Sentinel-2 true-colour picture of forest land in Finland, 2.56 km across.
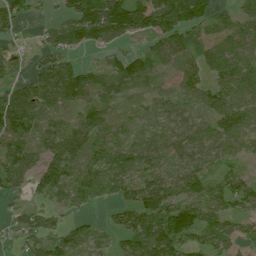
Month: July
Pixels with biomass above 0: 79%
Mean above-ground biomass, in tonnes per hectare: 62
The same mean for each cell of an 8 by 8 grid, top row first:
83 15 113 154 104 128 64 50
26 55 55 38 31 74 64 77
47 86 92 60 50 32 52 96
119 56 43 35 24 30 51 96
78 61 93 68 57 40 51 59
64 103 79 84 52 44 44 35
23 31 30 29 87 94 65 35
24 61 51 26 112 101 58 41
